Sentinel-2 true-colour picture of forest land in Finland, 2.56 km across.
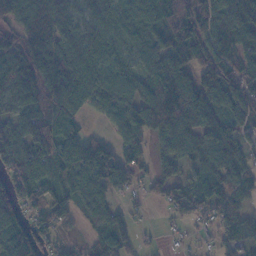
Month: November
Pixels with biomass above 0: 84%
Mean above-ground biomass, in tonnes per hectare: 83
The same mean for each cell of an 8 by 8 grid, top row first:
93 90 66 84 82 91 106 89
102 102 120 61 74 89 89 81
135 104 108 97 83 157 87 93
83 103 64 69 117 211 121 102
94 114 100 63 42 91 84 77
100 79 103 119 34 41 71 81
83 92 72 65 12 54 51 56
139 61 24 76 9 9 15 76
